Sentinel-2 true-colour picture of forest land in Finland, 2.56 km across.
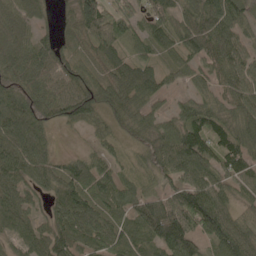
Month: May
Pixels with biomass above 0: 91%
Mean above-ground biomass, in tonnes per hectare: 73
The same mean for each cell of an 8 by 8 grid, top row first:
70 22 108 74 60 63 97 69
81 58 55 67 50 59 91 75
73 68 70 86 89 26 48 85
96 73 80 65 63 39 74 74
99 44 10 35 59 101 85 75
86 72 96 64 43 80 85 86
76 44 100 72 83 127 127 43
50 92 80 81 75 136 64 97
